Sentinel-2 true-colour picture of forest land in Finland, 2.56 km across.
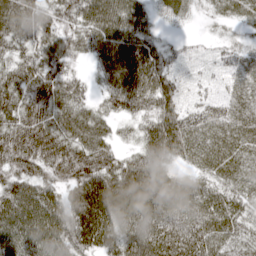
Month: April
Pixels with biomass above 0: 94%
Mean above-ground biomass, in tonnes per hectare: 72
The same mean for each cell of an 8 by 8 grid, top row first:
94 67 85 100 57 30 24 46
64 74 59 101 82 28 19 42
79 97 36 80 93 49 21 35
88 93 67 50 61 83 57 50
106 107 89 56 70 92 69 69
85 71 104 100 97 52 54 64
97 90 109 102 96 85 78 59
74 77 85 72 93 86 80 62
